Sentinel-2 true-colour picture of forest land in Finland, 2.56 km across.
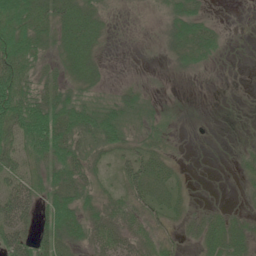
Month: June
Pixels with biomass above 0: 70%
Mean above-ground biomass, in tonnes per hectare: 35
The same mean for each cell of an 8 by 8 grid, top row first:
67 57 62 11 4 36 18 0
75 34 59 4 4 34 42 2
80 32 36 6 6 4 2 0
77 84 54 40 25 7 1 2
53 87 50 39 27 10 1 7
54 42 52 21 79 26 0 13
84 46 49 40 47 27 16 11
80 56 37 53 39 21 46 50
